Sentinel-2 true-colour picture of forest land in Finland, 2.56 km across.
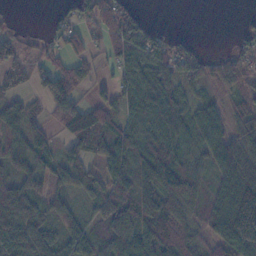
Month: November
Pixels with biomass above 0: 78%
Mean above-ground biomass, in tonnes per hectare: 60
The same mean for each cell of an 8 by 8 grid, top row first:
5 7 51 76 22 0 0 3
45 23 45 60 82 54 4 30
42 50 43 42 78 53 51 63
53 27 85 54 62 66 58 50
66 38 48 76 62 75 69 91
54 42 45 72 94 119 42 118
85 47 28 85 108 91 48 171
66 47 62 85 103 104 51 147
